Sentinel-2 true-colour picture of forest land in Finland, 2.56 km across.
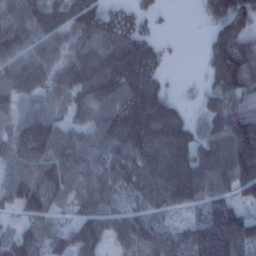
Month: January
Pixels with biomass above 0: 87%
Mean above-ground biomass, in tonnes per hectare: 101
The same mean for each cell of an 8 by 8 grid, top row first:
119 116 142 62 51 2 47 124
114 94 87 110 114 4 56 109
100 91 137 153 160 4 40 125
70 107 70 119 249 96 64 116
95 146 77 114 168 165 89 181
87 106 74 96 108 159 95 137
66 77 62 74 73 70 109 69
82 58 159 87 115 77 157 152
